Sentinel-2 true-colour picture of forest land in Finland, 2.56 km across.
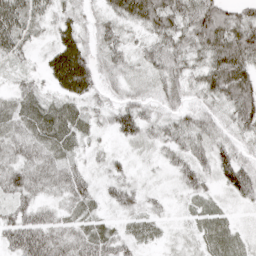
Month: April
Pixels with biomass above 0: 92%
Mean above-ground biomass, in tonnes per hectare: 38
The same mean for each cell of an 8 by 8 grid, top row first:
64 30 25 36 67 59 71 44
42 22 49 36 30 49 61 83
20 28 64 25 22 41 53 72
41 40 29 38 36 33 34 59
40 43 23 17 26 41 44 26
50 40 35 25 11 29 29 64
36 27 34 25 27 15 32 17
56 61 42 36 21 11 32 24
